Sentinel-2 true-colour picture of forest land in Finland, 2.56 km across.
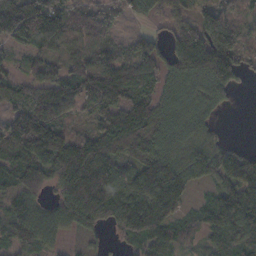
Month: November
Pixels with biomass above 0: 84%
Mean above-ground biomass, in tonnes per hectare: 86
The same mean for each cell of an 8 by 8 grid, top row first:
151 163 62 29 48 64 73 51
53 65 90 54 66 93 180 76
56 78 96 126 93 80 111 60
78 129 56 84 110 83 57 3
155 178 96 103 70 77 65 20
113 103 171 120 99 87 81 166
77 54 139 94 105 62 61 162
53 62 28 18 76 65 31 122
